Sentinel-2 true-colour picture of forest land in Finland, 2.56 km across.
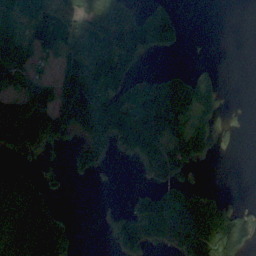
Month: September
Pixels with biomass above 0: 54%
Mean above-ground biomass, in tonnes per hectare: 78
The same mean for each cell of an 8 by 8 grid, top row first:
66 89 103 186 83 39 0 0
85 61 115 157 93 21 1 0
69 33 129 124 58 86 96 0
95 117 179 177 120 118 88 4
88 43 53 91 158 103 52 13
63 26 32 1 29 75 0 0
161 71 0 6 99 128 124 45
196 206 11 44 113 120 131 125
